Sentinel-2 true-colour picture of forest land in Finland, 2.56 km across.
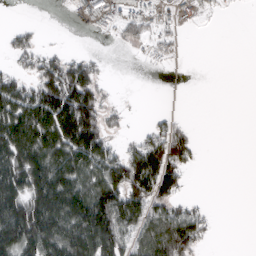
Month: March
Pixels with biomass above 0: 53%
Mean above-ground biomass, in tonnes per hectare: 79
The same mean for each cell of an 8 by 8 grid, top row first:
0 0 30 69 75 58 18 2
50 22 5 8 30 32 0 0
71 130 146 8 0 3 0 0
174 191 210 35 3 16 0 0
198 180 199 56 85 138 2 0
174 182 126 146 192 95 0 0
169 198 173 186 133 83 18 0
158 156 177 147 87 169 34 0
